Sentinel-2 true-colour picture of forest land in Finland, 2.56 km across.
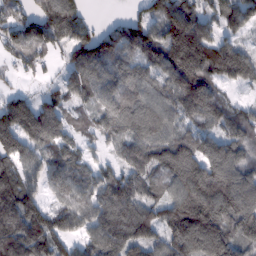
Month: February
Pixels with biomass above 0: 88%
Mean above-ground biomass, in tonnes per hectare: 124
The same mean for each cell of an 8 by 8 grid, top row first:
86 164 99 15 92 181 85 117
87 112 139 139 160 210 163 100
21 40 123 118 94 140 131 104
170 136 46 111 134 99 132 78
142 110 59 61 126 142 101 111
144 93 86 79 109 144 194 142
204 105 105 143 131 142 197 188
191 171 79 146 153 163 217 143
